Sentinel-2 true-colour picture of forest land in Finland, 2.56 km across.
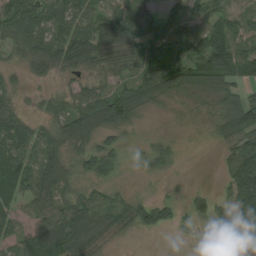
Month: August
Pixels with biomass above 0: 75%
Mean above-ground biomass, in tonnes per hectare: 62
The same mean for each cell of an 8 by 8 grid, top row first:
109 94 72 57 65 48 78 55
48 89 86 70 77 62 106 71
16 27 28 43 76 94 108 60
44 38 87 122 34 8 25 116
108 91 67 38 19 17 7 71
106 118 49 48 13 9 0 117
57 79 89 77 62 32 54 98
59 109 86 30 3 7 2 102
